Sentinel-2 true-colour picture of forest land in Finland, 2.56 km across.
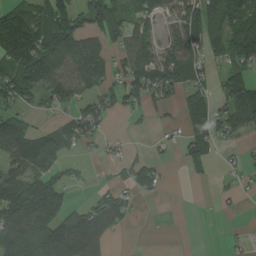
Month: August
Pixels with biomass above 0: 60%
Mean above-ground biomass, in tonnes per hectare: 69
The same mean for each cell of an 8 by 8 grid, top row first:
126 117 84 93 56 60 111 130
189 141 128 42 63 73 81 124
122 117 81 54 86 128 50 117
48 25 73 52 39 23 77 116
104 88 43 14 6 23 63 19
79 97 15 18 45 1 20 16
194 155 49 73 2 0 4 6
140 174 141 19 0 0 5 8
